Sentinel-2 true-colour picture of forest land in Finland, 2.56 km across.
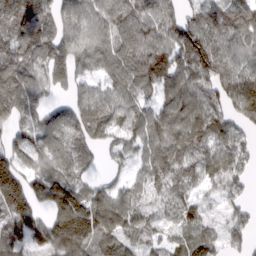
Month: March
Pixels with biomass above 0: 88%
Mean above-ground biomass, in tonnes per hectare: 88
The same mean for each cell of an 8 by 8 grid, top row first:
131 87 90 107 102 84 85 95
86 103 94 110 125 123 117 67
111 79 58 79 121 121 95 105
85 63 91 90 69 114 81 99
64 80 83 54 79 73 56 58
171 122 75 28 61 64 53 59
161 97 150 122 55 68 41 47
66 109 157 85 64 44 72 49
